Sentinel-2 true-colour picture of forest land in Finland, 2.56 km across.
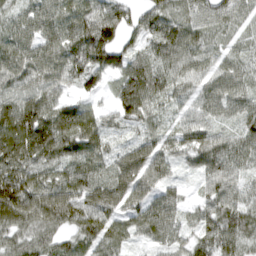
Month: April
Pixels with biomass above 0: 93%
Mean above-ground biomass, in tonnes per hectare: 75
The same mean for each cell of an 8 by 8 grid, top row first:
43 51 74 84 67 68 80 69
66 65 109 125 58 101 64 55
63 57 58 44 107 63 62 70
105 93 74 50 90 37 57 65
125 128 95 34 60 63 81 73
109 67 83 69 91 31 71 55
145 126 106 93 89 61 65 84
64 66 75 72 35 50 83 81
